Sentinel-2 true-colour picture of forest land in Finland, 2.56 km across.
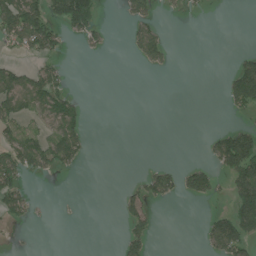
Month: July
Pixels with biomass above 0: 27%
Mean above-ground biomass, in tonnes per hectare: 34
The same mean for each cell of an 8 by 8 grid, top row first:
103 90 154 0 51 7 3 0
38 67 16 7 67 4 0 4
59 70 0 0 0 0 0 146
52 72 35 0 0 0 0 26
70 69 54 0 0 0 29 143
69 22 5 0 29 50 65 115
62 1 1 0 47 1 6 96
2 0 0 1 49 0 50 92
